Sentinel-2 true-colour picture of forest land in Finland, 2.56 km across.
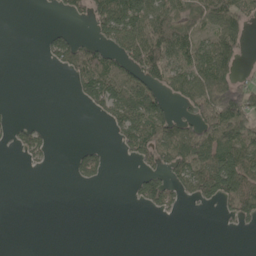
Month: May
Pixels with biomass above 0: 41%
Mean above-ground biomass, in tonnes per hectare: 49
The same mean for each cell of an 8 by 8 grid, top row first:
0 2 28 143 115 66 80 84
0 45 73 69 129 98 81 49
0 0 68 110 86 72 123 46
3 0 3 86 131 36 84 77
47 33 19 15 107 117 118 113
1 4 43 6 54 69 117 132
0 0 0 0 29 31 12 86
0 0 0 0 0 0 0 0
